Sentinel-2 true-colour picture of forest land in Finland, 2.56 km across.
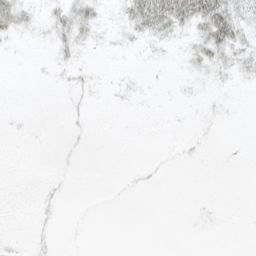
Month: May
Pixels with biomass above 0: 18%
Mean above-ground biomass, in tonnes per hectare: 6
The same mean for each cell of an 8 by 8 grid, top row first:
27 10 22 5 56 57 51 30
1 4 12 4 6 5 27 22
0 1 6 1 1 1 5 6
1 0 5 1 0 0 2 0
0 0 5 0 0 1 1 0
0 1 1 0 4 0 0 0
0 5 0 0 0 0 1 0
3 5 1 0 0 0 0 0
